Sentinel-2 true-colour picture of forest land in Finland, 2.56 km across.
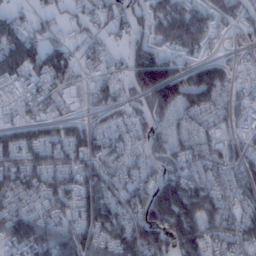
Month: January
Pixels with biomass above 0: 79%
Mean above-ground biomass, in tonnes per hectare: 74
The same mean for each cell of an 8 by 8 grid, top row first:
34 30 43 56 63 144 69 70
95 70 32 24 76 76 36 31
68 73 44 35 149 135 117 29
22 38 31 50 52 88 69 56
75 78 83 61 55 69 78 39
84 77 84 65 71 110 71 65
75 72 87 83 131 188 91 65
99 102 87 84 134 110 92 69
